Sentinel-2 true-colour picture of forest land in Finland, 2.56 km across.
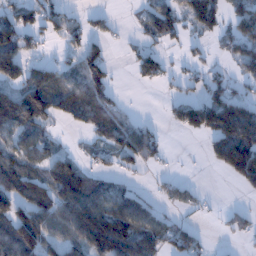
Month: January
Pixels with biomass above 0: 58%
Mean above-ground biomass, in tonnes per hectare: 73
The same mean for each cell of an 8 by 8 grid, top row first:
82 71 24 14 39 76 142 99
117 15 64 13 36 17 25 103
89 100 75 40 36 26 57 63
179 90 64 60 3 58 155 166
75 39 10 63 98 0 52 202
128 101 100 46 16 11 1 123
104 103 143 117 74 45 12 23
141 79 113 193 122 91 16 20
